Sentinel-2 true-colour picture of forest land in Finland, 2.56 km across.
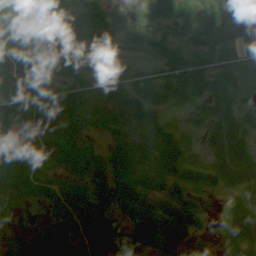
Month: July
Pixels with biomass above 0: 83%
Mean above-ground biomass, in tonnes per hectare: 34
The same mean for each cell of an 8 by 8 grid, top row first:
21 35 41 30 35 42 36 32
21 33 25 14 18 23 35 34
53 36 40 37 38 48 57 46
46 51 48 43 38 11 38 52
41 27 28 26 29 30 31 57
33 20 34 44 29 24 24 54
13 22 59 35 38 30 5 53
25 20 33 38 40 35 12 40
